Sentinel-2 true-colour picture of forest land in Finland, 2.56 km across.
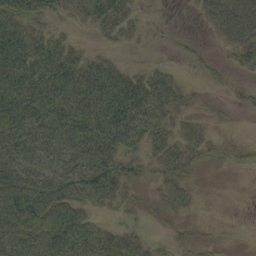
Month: September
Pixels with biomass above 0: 67%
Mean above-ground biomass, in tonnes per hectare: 40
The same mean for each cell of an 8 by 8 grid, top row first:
55 32 28 57 7 0 26 50
76 57 18 10 3 5 5 36
79 86 84 66 41 18 12 9
72 80 79 96 69 24 3 8
74 72 76 60 34 32 25 15
68 60 70 59 16 34 3 2
78 73 50 18 8 25 1 0
67 81 81 44 19 9 8 0
